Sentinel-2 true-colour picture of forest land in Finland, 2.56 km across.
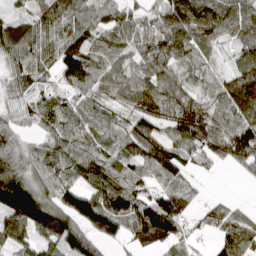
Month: March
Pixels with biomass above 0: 89%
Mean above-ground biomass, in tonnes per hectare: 80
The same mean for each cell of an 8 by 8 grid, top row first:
43 83 72 63 57 130 108 110
93 66 82 72 80 93 56 66
56 41 77 62 78 68 61 120
52 79 72 52 82 86 85 109
62 67 78 78 115 90 89 142
101 76 77 100 67 81 23 14
141 109 129 124 118 101 45 25
82 77 96 52 87 87 26 95
